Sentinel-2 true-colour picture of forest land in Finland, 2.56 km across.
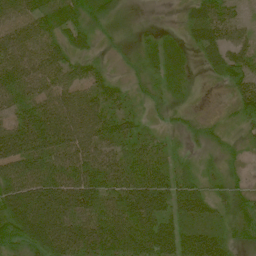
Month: July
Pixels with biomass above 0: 93%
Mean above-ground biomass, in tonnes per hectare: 51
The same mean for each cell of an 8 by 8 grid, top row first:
66 60 39 24 14 6 58 35
76 62 25 14 27 25 46 45
85 69 48 26 22 27 12 59
58 74 90 55 20 26 8 38
89 82 77 62 44 14 19 14
74 81 71 71 76 41 20 14
70 83 74 64 74 49 34 37
42 87 86 87 83 76 77 24
